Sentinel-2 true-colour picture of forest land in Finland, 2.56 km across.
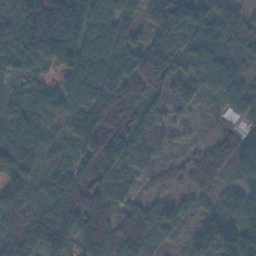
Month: November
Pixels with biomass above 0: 94%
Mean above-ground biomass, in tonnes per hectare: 76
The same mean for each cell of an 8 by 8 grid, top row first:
93 235 154 73 63 149 91 66
94 163 114 87 97 86 81 57
42 34 100 115 107 79 84 66
53 55 73 111 61 47 9 50
83 49 63 110 61 18 33 72
85 53 68 61 25 31 66 51
81 124 91 52 58 73 37 57
92 143 48 69 72 26 54 78
